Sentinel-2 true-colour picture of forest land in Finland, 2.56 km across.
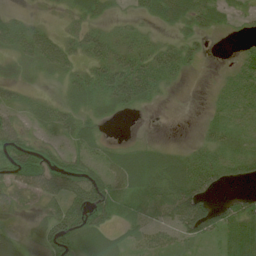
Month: July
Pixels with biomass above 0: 72%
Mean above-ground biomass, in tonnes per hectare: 36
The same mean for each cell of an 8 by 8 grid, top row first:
17 5 24 15 25 37 30 15
41 52 36 38 32 37 8 12
17 11 27 54 62 18 2 44
23 31 24 17 7 0 14 40
71 31 26 9 14 6 31 30
75 96 88 44 37 63 75 35
30 33 98 51 26 76 68 47
28 61 60 27 26 31 19 58
